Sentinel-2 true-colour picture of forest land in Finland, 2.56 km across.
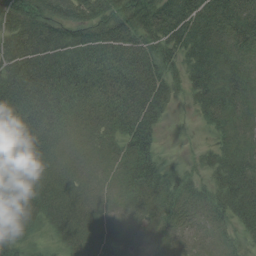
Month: August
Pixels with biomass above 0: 91%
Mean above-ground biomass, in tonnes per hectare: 40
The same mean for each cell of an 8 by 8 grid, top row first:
56 55 48 55 68 73 55 53
54 64 60 60 56 49 50 35
67 66 52 44 61 28 46 36
64 56 29 37 57 8 30 28
76 38 15 18 45 2 13 28
73 33 19 13 49 29 26 49
59 34 30 11 26 30 29 46
35 10 29 25 14 17 12 20
